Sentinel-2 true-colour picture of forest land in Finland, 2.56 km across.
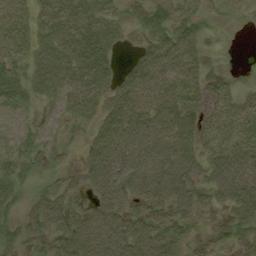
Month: August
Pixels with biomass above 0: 79%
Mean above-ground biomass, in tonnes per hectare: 43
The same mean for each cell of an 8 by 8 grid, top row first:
44 41 48 28 31 27 14 6
39 39 58 30 34 60 16 0
47 46 51 36 71 54 30 9
13 9 40 48 69 63 27 37
20 17 14 70 57 58 38 48
39 12 35 82 73 81 53 82
20 65 33 67 56 58 25 47
31 45 81 85 79 37 32 36
